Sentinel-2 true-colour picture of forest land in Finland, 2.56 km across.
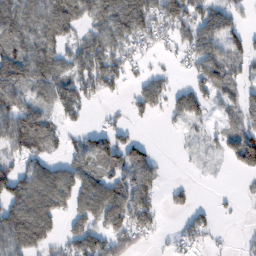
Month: February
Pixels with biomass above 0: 65%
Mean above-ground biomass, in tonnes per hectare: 81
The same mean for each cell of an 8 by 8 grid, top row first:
116 128 103 165 161 132 100 41
102 103 99 118 65 55 103 71
144 135 122 102 65 24 100 60
130 79 66 16 66 69 41 71
114 83 62 99 45 4 24 137
109 110 99 100 101 3 4 27
119 113 90 135 110 35 16 10
111 65 107 101 44 36 31 10
